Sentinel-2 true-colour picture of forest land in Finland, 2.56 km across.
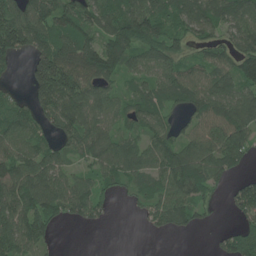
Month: June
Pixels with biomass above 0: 78%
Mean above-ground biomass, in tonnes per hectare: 79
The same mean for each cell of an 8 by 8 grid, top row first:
128 105 116 109 127 81 100 101
111 110 126 125 82 62 53 84
12 159 130 71 60 75 71 99
73 78 110 67 73 39 101 115
79 61 80 90 67 73 99 100
107 95 48 65 69 104 84 29
112 98 76 19 45 109 26 65
108 58 0 0 2 5 5 93
